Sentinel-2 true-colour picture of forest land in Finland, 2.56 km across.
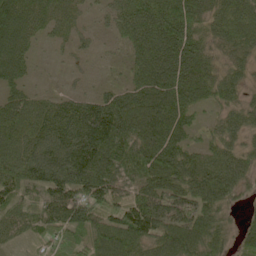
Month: May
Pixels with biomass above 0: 88%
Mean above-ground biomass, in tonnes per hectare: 77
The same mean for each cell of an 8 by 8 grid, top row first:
94 61 32 48 102 129 73 89
77 12 21 11 82 97 57 63
58 3 9 11 86 104 77 48
75 92 118 122 107 88 26 60
87 127 164 137 104 77 45 55
96 116 134 101 111 101 99 74
63 81 88 68 110 86 84 32
35 39 55 99 96 99 94 50
